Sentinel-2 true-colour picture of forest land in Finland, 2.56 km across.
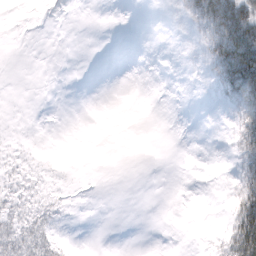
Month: February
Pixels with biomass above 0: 23%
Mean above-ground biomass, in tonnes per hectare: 10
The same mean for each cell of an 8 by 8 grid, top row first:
0 0 0 0 0 3 49 63
0 0 0 0 0 0 25 74
0 0 0 0 0 0 10 69
0 0 0 0 0 0 0 29
1 0 0 0 0 0 0 27
8 3 0 0 0 0 0 24
18 19 1 0 0 0 0 38
52 32 0 0 0 0 3 68
